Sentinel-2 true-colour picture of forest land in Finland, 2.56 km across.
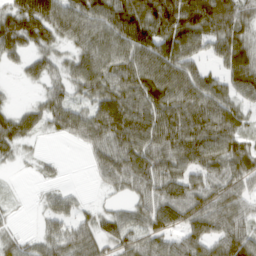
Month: March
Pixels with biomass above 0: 82%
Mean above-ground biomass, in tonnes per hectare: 59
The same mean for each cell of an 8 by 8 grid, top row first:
83 92 77 76 59 97 50 42
56 42 51 74 84 90 40 57
7 47 55 72 91 85 53 51
40 64 54 99 94 90 93 52
46 4 25 81 85 95 92 62
3 10 0 57 81 72 66 69
6 28 25 22 57 84 74 48
31 52 72 55 62 54 70 78
